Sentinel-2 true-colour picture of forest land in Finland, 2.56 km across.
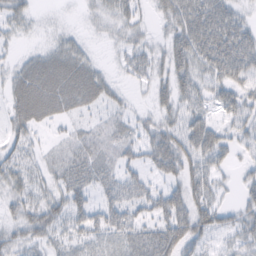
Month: February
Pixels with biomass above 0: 76%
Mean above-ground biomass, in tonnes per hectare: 38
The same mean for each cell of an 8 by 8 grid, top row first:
34 5 7 31 19 57 71 36
12 22 25 11 29 52 75 86
40 70 66 18 20 55 43 46
42 47 27 23 13 41 30 44
31 14 33 37 46 65 61 28
34 23 45 36 34 41 46 17
30 49 45 58 40 68 50 30
37 33 31 41 43 63 25 33
